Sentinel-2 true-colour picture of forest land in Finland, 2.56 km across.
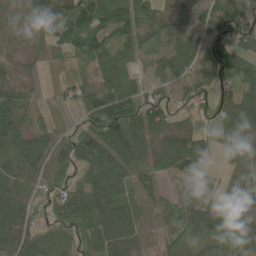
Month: June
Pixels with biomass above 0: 91%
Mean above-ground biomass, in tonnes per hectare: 73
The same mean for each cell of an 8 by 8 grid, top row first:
48 100 145 82 98 40 68 70
39 51 114 97 58 48 78 68
60 19 45 61 35 54 61 76
95 39 61 124 99 46 51 105
101 94 109 119 68 76 37 69
89 88 72 109 58 55 33 68
95 62 138 110 57 54 58 80
68 68 84 94 55 53 66 80
